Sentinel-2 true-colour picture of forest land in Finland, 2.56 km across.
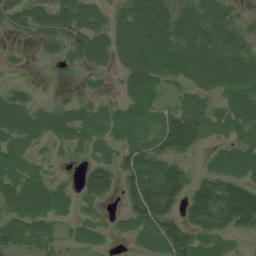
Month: July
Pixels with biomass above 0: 81%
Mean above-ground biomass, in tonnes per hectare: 60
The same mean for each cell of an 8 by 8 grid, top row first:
54 67 88 44 120 105 93 34
11 32 68 76 97 98 101 75
10 2 9 13 77 46 66 90
85 43 34 28 44 59 45 76
57 26 33 34 54 100 28 48
66 38 33 76 88 98 57 68
61 75 23 11 115 61 152 193
63 38 39 16 38 104 54 18
